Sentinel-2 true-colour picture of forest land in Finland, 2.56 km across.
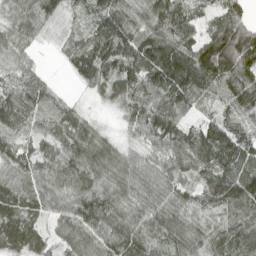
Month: April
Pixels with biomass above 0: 93%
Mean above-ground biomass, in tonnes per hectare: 83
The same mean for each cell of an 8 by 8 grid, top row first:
72 65 31 106 81 110 43 74
63 6 85 114 114 132 124 159
74 26 51 90 93 155 113 113
113 66 34 20 90 88 24 79
75 57 86 46 49 99 146 92
65 68 98 79 77 65 75 123
87 61 109 105 84 93 81 113
106 49 69 100 98 84 82 107
